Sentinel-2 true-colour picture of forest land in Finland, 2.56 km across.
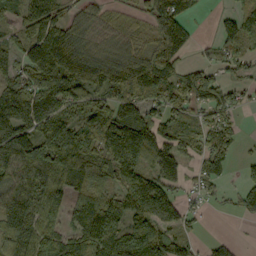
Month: September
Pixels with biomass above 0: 78%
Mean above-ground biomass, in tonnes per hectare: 105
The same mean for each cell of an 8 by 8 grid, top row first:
62 142 66 50 70 174 4 60
67 155 132 74 103 135 16 51
94 132 139 148 178 86 99 45
168 142 80 110 109 71 80 41
171 168 194 181 197 103 89 46
138 160 146 121 123 72 80 24
141 131 103 123 157 90 24 54
115 93 115 140 166 116 28 15
